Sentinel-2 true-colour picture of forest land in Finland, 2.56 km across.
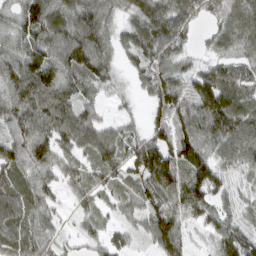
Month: March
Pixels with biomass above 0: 91%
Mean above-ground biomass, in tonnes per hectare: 75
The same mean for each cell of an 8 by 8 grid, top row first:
67 101 95 48 80 101 69 104
68 92 113 61 103 75 33 71
102 120 70 42 55 76 90 65
76 101 71 15 28 110 134 103
76 75 84 83 67 106 91 125
64 57 54 56 69 83 132 49
90 57 36 32 64 74 80 48
68 50 36 43 40 90 40 108
